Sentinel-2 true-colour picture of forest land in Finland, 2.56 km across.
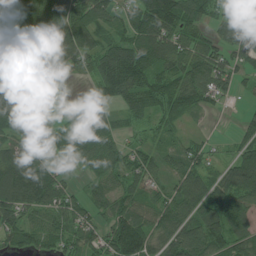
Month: July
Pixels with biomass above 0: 83%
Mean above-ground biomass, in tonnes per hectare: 81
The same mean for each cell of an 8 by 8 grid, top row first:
105 105 108 60 122 139 65 56
113 94 118 87 108 91 74 98
110 21 23 148 92 79 94 44
109 16 46 65 71 66 28 11
80 44 96 58 38 40 28 68
139 98 18 68 68 63 67 148
116 85 61 72 70 90 130 123
62 74 81 104 107 98 125 99
